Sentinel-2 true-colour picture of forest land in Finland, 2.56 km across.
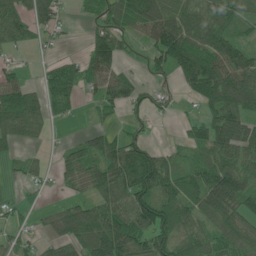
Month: June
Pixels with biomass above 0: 72%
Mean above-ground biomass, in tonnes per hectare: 62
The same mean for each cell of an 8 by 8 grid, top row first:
76 58 11 64 90 89 88 50
39 12 8 89 23 134 96 53
40 51 67 72 19 39 122 103
149 53 14 31 30 12 56 107
44 11 30 63 59 15 78 100
15 18 74 91 134 58 71 80
20 15 59 71 105 89 75 71
36 38 84 132 70 93 66 84
